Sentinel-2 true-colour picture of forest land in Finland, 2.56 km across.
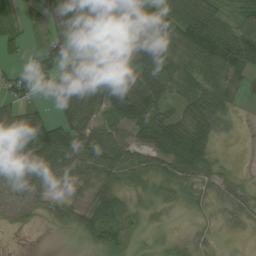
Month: August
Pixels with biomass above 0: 76%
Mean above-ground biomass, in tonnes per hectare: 45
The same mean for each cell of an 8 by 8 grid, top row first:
30 44 96 60 60 77 68 43
29 35 30 40 75 55 92 93
35 36 75 54 68 56 62 31
57 31 62 67 86 34 60 8
75 116 68 73 60 92 44 1
59 51 36 40 30 42 26 11
45 27 32 52 10 8 14 18
0 0 10 43 5 8 13 2
